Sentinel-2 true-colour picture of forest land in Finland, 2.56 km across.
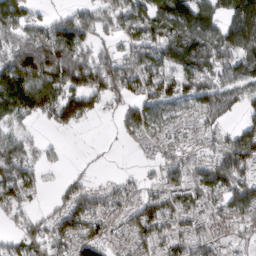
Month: March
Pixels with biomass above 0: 75%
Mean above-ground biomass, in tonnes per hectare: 91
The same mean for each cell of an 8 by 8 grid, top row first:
131 49 89 67 104 67 115 148
144 192 134 56 118 131 128 150
172 149 148 141 112 114 105 109
130 107 155 32 95 49 110 57
103 24 1 6 40 49 35 136
145 17 31 16 22 83 105 132
78 32 111 71 101 97 69 106
61 89 109 53 90 90 76 30
